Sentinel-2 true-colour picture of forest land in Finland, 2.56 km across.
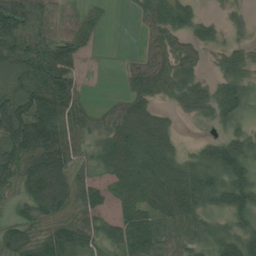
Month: July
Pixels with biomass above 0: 80%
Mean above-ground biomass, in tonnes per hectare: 62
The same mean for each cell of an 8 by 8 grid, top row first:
104 30 29 8 37 71 17 17
93 72 51 0 19 60 37 34
47 113 35 1 73 79 33 62
93 122 54 37 75 30 47 46
103 126 38 82 95 36 39 66
79 147 39 63 99 94 87 77
36 94 51 39 77 111 55 72
74 65 80 52 91 40 51 67
